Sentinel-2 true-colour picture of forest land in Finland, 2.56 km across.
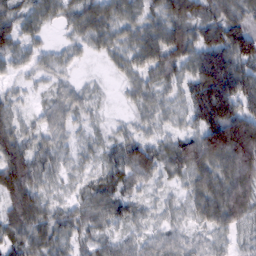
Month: February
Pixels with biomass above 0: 92%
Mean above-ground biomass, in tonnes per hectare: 54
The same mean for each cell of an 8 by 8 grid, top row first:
46 39 50 60 63 72 56 53
55 25 22 42 72 79 93 92
22 22 13 10 44 49 139 103
34 32 29 5 35 25 122 94
79 35 21 31 53 60 127 162
105 40 24 44 48 37 77 115
73 41 38 50 27 21 72 88
56 46 32 33 32 36 31 25
